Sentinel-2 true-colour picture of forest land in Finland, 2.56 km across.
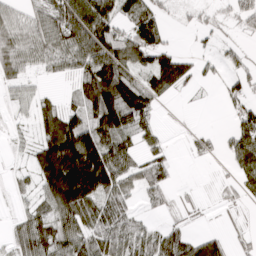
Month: March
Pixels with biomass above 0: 69%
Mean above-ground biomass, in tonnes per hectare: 56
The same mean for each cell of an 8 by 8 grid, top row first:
35 56 106 70 65 9 13 40
57 61 95 107 104 21 8 17
44 12 67 128 46 92 9 31
16 57 60 116 69 1 0 32
10 104 185 94 36 4 16 74
14 119 261 142 54 11 2 37
11 57 117 67 16 15 5 11
49 93 79 63 53 64 50 12
